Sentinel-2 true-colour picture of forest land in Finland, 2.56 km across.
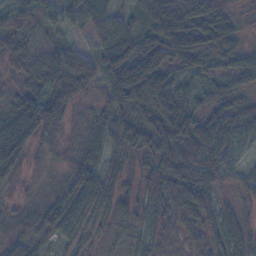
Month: November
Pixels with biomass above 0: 91%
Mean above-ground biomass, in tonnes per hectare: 58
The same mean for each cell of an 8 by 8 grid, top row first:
58 33 46 50 56 102 106 21
63 51 29 86 81 93 85 47
39 90 90 72 125 50 35 37
87 113 16 70 77 94 45 44
123 37 31 45 87 100 76 45
52 12 67 35 41 89 75 34
18 39 82 50 41 84 61 24
29 25 41 18 30 31 37 40
